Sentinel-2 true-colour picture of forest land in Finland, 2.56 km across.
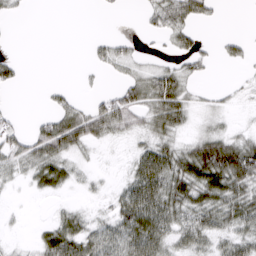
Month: March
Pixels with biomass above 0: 55%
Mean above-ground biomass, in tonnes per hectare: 29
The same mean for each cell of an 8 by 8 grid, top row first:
6 0 0 2 12 60 20 0
0 0 0 24 3 23 6 19
16 1 3 7 38 53 5 3
8 19 37 63 39 57 11 3
37 66 38 11 25 32 60 45
17 43 13 3 72 69 78 78
2 3 14 28 84 56 55 57
3 40 59 56 78 34 35 36
